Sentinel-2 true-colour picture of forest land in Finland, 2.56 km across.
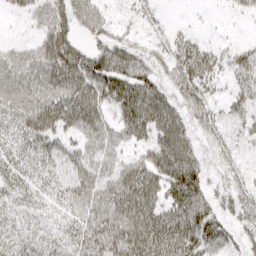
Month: April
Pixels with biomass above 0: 79%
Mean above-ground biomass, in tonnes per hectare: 42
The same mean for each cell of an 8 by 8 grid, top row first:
13 50 62 17 16 2 3 11
24 58 38 54 30 39 26 21
60 61 65 71 50 48 43 34
50 62 68 39 75 47 36 30
32 41 37 40 36 72 27 20
34 33 44 44 59 69 29 22
29 23 38 60 64 58 46 35
33 29 37 61 73 69 69 23
